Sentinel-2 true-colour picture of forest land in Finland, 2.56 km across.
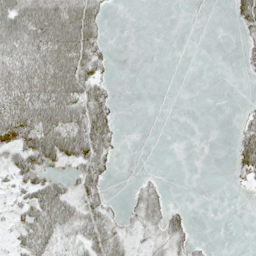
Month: May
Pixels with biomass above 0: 44%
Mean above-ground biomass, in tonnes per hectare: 29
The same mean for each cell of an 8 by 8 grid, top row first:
63 51 61 4 0 0 0 43
66 79 74 6 0 0 0 11
73 88 66 9 0 0 0 2
77 84 68 29 0 0 0 9
49 91 82 34 0 0 0 41
31 37 35 12 8 0 0 20
22 84 46 19 43 13 0 0
26 60 43 55 18 28 3 0
